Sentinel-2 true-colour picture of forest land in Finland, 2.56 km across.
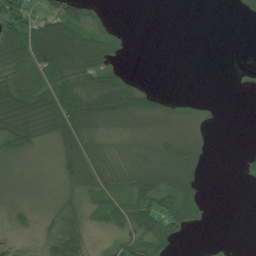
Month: July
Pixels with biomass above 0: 59%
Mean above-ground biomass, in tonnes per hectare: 30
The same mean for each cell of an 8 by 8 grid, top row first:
76 47 48 5 0 0 0 5
73 98 77 27 0 0 0 0
62 66 63 61 5 0 0 2
65 67 81 72 42 15 3 0
36 14 52 22 16 32 3 0
7 4 38 37 63 73 6 4
12 12 24 54 75 81 9 0
4 22 27 18 58 27 0 0
